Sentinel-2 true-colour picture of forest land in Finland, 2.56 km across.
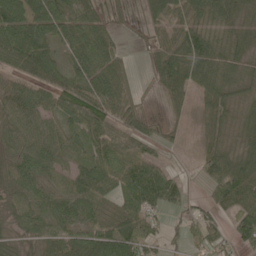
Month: May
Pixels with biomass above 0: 83%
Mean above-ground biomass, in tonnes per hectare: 52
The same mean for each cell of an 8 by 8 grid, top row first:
77 72 76 22 31 43 59 48
72 56 60 40 13 56 67 42
48 64 72 73 9 71 64 44
66 53 90 73 31 20 40 37
57 69 50 72 52 12 28 38
53 53 64 65 91 31 50 87
46 55 58 38 75 35 38 56
28 56 57 87 57 17 46 47
